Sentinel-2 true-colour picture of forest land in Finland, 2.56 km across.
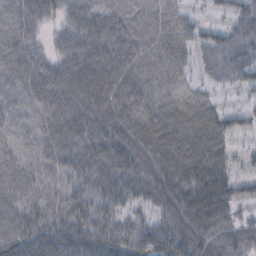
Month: October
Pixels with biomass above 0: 94%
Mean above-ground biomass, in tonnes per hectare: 46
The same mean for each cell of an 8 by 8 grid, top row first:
43 32 39 37 37 41 15 42
42 19 51 46 39 55 44 48
38 51 57 52 37 44 25 35
37 51 45 49 49 63 52 25
40 40 45 53 62 77 68 14
55 34 39 49 48 65 65 31
46 37 47 37 27 53 61 26
71 61 72 65 68 64 35 25
